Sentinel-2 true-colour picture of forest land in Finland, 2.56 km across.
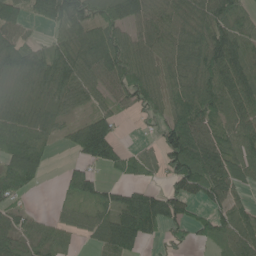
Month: June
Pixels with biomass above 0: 77%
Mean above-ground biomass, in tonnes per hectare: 64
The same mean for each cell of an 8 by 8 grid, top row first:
62 59 96 81 61 74 86 56
71 47 80 108 58 68 106 68
40 62 73 70 82 56 105 97
66 43 26 44 44 81 81 70
82 34 68 75 18 135 88 75
93 14 58 12 30 95 106 63
39 7 40 65 112 68 50 48
46 40 19 75 55 24 41 81
